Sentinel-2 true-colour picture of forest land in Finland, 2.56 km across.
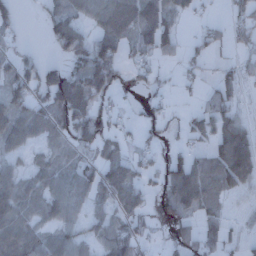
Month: December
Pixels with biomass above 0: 64%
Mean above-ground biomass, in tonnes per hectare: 50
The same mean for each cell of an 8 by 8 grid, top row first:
37 40 44 70 92 49 11 33
24 17 85 89 61 46 33 20
73 78 82 89 25 17 18 44
66 72 91 31 17 13 50 28
47 33 61 45 23 18 38 103
44 54 70 67 37 80 70 103
68 58 42 47 44 65 53 15
85 54 41 82 29 33 45 30
